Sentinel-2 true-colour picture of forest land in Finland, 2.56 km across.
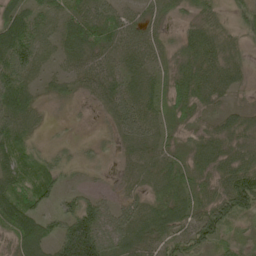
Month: May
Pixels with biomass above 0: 92%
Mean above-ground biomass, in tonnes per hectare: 54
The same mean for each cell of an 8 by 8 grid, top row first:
68 49 63 57 33 20 51 31
103 39 86 51 57 32 75 36
77 30 38 55 55 53 77 38
88 13 6 51 62 42 29 34
62 23 23 21 56 25 67 55
55 45 13 11 44 60 50 109
93 33 76 40 54 78 69 76
67 64 168 69 69 70 63 31
